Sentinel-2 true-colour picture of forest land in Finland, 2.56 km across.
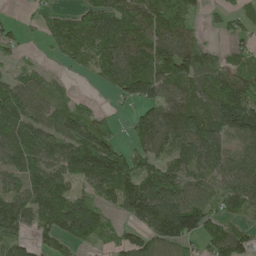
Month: May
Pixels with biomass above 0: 76%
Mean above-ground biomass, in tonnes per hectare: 87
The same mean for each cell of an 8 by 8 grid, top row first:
9 41 78 102 135 101 20 51
40 26 92 100 111 151 46 33
74 37 7 81 153 116 91 104
121 65 59 25 60 107 86 175
102 91 159 106 89 89 111 59
68 95 94 166 120 104 67 91
105 120 99 45 139 149 84 76
70 66 77 46 85 124 90 100
